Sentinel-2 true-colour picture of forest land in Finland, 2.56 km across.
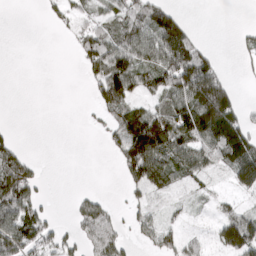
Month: March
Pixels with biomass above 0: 51%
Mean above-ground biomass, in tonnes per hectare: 58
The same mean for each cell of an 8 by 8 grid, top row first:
0 14 32 56 96 64 0 0
0 0 48 112 107 147 30 21
0 0 8 151 77 161 200 10
0 0 2 72 82 75 151 64
36 0 0 40 188 111 106 130
135 7 0 2 111 62 40 78
149 28 41 27 43 22 15 41
137 66 49 73 31 52 28 103
